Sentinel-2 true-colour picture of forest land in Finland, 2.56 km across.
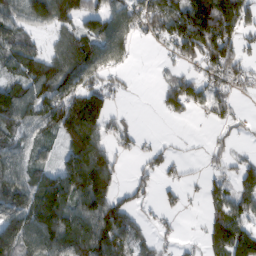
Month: February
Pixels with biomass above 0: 69%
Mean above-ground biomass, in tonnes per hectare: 86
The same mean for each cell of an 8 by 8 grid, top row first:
90 137 115 107 136 173 258 157
110 47 120 111 7 80 179 89
88 140 111 34 0 70 66 65
143 126 176 61 1 47 55 20
89 42 123 56 22 11 18 12
125 81 151 78 37 20 31 63
126 160 99 103 29 24 36 74
133 115 132 129 44 20 56 124
